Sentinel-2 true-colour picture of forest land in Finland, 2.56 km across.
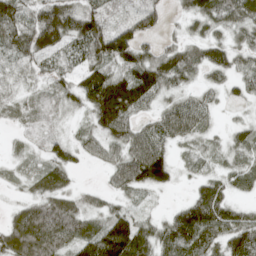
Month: April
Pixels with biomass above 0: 82%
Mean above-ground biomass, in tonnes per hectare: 52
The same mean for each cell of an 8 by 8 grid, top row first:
60 77 85 28 46 14 66 69
53 64 44 106 50 47 65 46
12 25 46 84 84 44 21 41
18 20 27 123 32 59 30 7
11 32 32 54 66 34 27 37
14 61 9 35 106 36 37 38
29 71 48 33 14 31 93 31
93 98 74 148 83 89 71 81
